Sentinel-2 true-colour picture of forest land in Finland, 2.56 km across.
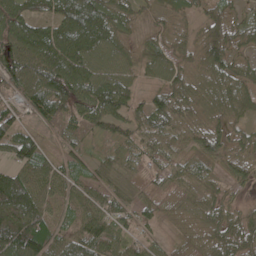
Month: May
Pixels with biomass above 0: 90%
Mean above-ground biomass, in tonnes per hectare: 70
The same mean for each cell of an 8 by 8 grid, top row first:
119 75 132 77 26 49 48 37
113 124 110 73 50 52 74 46
92 111 103 86 33 58 60 58
64 91 70 86 58 75 58 47
90 27 45 55 56 48 83 47
83 69 48 49 43 56 52 49
180 67 60 65 49 45 55 23
185 113 88 76 39 34 70 65
